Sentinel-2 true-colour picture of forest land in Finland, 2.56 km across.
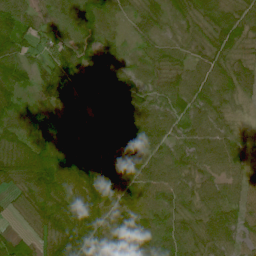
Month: June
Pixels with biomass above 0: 94%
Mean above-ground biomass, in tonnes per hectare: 67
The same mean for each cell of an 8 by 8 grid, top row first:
75 53 77 56 57 54 68 63
78 42 73 43 39 46 57 47
85 78 90 92 68 64 74 76
84 71 66 91 82 75 66 23
86 99 82 37 70 59 51 44
86 117 91 67 60 70 56 60
24 92 79 53 41 62 65 63
45 61 101 64 64 72 65 56
